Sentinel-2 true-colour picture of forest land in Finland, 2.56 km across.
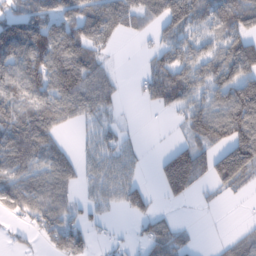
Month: January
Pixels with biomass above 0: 67%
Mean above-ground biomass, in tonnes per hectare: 66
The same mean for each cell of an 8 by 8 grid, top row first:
70 81 89 104 64 114 78 90
127 127 98 25 10 83 53 101
101 99 121 40 43 93 89 130
74 96 74 26 6 42 101 150
103 79 21 51 9 28 56 106
86 92 58 76 15 146 58 56
67 103 42 31 49 10 8 1
15 42 73 18 45 52 2 32
